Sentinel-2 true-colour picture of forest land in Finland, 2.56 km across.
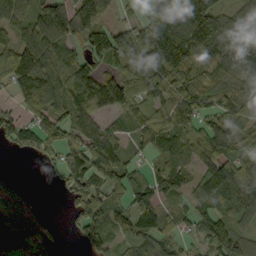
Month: September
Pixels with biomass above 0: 81%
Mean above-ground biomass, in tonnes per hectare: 90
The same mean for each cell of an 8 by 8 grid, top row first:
84 136 115 41 44 105 139 69
110 131 73 162 141 182 137 92
130 125 142 115 110 120 100 84
59 104 96 82 84 96 55 86
73 99 90 94 60 87 72 91
17 12 141 124 51 107 107 109
42 8 75 89 75 40 67 84
116 58 42 82 70 48 80 85
